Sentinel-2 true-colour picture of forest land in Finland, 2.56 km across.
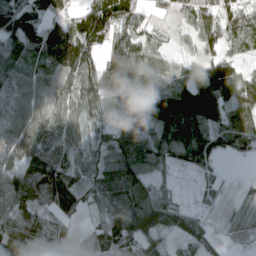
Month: April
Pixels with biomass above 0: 87%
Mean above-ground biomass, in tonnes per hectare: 83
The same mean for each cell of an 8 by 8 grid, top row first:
128 96 76 95 45 40 68 91
114 145 138 81 63 17 54 56
90 76 120 124 94 46 137 90
79 97 100 64 107 149 136 105
111 90 62 87 106 97 71 68
81 123 73 127 107 18 25 2
80 67 70 129 158 60 18 36
96 71 43 109 99 35 34 24
